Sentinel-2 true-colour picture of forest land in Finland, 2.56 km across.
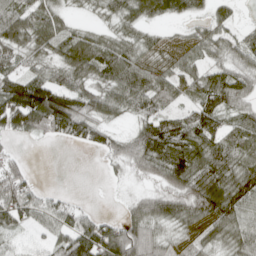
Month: April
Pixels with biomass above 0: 77%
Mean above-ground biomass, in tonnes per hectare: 63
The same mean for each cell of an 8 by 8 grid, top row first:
71 62 13 42 59 40 42 16
65 50 94 60 49 27 54 65
67 71 66 74 77 62 82 82
127 155 97 56 60 54 92 65
9 12 39 51 106 117 86 75
63 0 0 9 30 94 112 93
69 43 30 1 70 83 111 83
16 28 111 118 94 38 58 68
